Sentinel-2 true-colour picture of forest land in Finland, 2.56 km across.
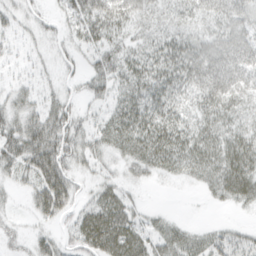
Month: March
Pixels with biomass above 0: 75%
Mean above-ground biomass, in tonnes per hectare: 34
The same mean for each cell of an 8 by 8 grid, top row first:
18 11 45 55 34 30 39 47
12 10 24 35 32 44 51 61
12 9 15 39 42 42 61 49
33 34 19 29 47 34 35 31
46 58 31 34 49 45 42 45
25 69 16 18 18 20 36 58
7 52 25 56 14 1 5 14
16 23 42 66 41 36 32 30
